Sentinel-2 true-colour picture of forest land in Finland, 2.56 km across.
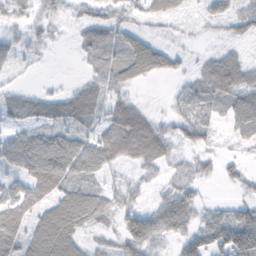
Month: November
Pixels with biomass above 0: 69%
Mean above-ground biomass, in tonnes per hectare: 39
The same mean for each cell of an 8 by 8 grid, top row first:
25 21 17 25 23 19 21 35
33 13 18 35 63 15 7 12
8 3 12 39 34 13 35 52
27 35 58 49 37 20 25 57
59 69 54 80 105 36 19 18
37 80 46 13 17 14 14 22
63 48 83 32 38 78 18 34
66 92 42 20 86 33 68 122
